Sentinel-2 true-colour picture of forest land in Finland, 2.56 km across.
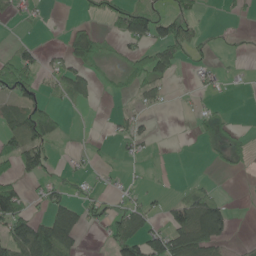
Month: May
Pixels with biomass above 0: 37%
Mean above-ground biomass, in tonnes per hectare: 36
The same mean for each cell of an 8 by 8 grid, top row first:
16 4 6 35 79 85 4 11
23 13 57 12 48 89 16 9
77 19 58 16 55 12 22 6
49 64 3 11 22 4 14 0
55 56 3 13 24 1 15 18
43 27 24 10 5 1 6 6
87 61 46 30 42 50 119 1
111 112 34 61 94 97 109 5
